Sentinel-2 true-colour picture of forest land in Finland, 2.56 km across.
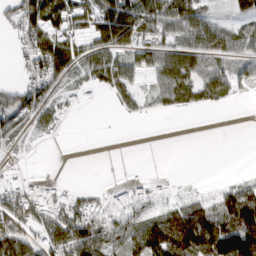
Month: March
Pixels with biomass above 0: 61%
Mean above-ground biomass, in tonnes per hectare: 58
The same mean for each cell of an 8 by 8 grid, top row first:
64 88 57 99 81 99 45 32
28 130 58 81 69 74 83 55
24 84 50 70 32 96 79 54
89 62 18 7 26 22 10 0
17 12 0 0 0 0 0 0
21 22 1 0 19 4 0 13
124 119 100 96 49 61 80 133
110 94 128 63 107 150 156 186
